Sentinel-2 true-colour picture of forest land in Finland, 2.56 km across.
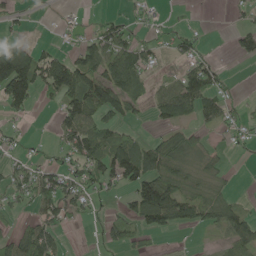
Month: May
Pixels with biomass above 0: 53%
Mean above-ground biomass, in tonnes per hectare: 54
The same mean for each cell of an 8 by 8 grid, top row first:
29 2 6 22 21 9 0 17
101 28 62 92 63 40 10 46
180 117 125 115 41 50 83 4
37 8 117 90 20 99 58 31
18 16 92 87 53 66 28 13
57 74 72 89 120 66 37 2
32 58 48 16 128 108 77 48
82 75 0 41 26 1 6 89
